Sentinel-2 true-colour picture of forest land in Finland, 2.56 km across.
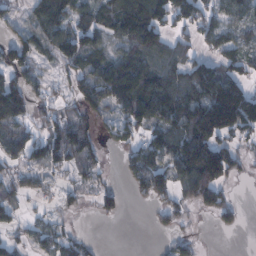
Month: February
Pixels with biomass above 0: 67%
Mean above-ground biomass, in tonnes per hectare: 75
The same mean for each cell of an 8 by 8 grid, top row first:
28 139 72 96 176 120 72 66
82 66 90 47 143 75 43 71
76 38 75 143 124 107 160 90
103 56 56 55 127 132 181 177
84 100 104 30 75 108 152 45
43 38 45 12 107 85 198 38
38 17 11 38 11 53 81 34
34 38 31 0 0 34 1 1
